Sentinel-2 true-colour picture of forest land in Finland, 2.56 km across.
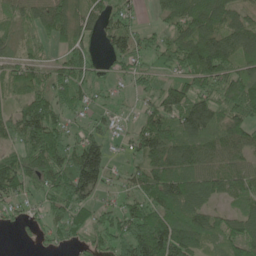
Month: June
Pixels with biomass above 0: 79%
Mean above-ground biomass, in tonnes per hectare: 87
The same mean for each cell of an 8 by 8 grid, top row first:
54 111 72 70 25 89 137 68
49 34 84 75 56 108 136 112
74 77 97 32 50 68 106 122
85 132 52 34 62 103 124 118
76 183 107 37 91 86 79 92
131 132 197 44 84 117 90 80
46 60 89 50 100 115 69 57
8 39 48 106 184 154 66 128
